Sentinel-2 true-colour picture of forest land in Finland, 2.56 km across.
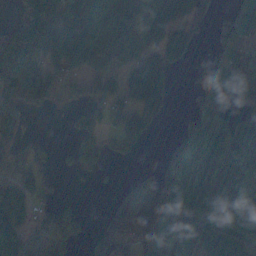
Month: November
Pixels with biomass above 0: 65%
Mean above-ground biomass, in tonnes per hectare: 85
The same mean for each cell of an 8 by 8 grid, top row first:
50 188 199 164 233 121 29 128
161 160 200 233 178 94 24 59
172 132 75 88 163 20 90 88
97 26 36 81 75 10 87 47
59 18 59 44 30 48 84 92
63 28 19 7 36 74 71 66
104 36 28 35 117 118 83 94
128 27 37 82 58 67 53 83
